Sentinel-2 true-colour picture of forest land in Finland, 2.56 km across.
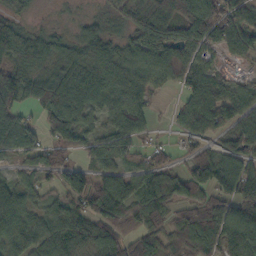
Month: October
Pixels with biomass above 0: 84%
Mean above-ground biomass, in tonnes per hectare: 67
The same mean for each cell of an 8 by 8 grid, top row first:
36 5 14 25 72 89 108 79
104 70 58 52 68 80 56 58
85 80 107 79 68 53 74 37
67 106 94 59 51 25 100 75
80 62 70 69 26 13 39 64
31 47 66 73 65 47 109 113
78 45 63 94 76 53 72 84
88 76 74 81 60 61 81 78
